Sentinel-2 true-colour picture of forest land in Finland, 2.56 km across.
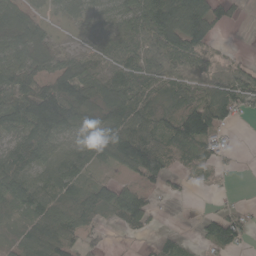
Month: May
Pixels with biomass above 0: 77%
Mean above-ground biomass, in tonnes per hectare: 80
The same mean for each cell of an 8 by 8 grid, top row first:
103 33 50 59 108 153 124 19
101 87 40 87 130 131 71 4
114 110 157 101 114 58 84 89
131 230 131 130 111 83 128 56
88 99 64 107 146 106 81 4
98 80 72 25 95 32 28 4
60 89 101 98 89 1 4 20
49 109 65 11 13 29 54 50
